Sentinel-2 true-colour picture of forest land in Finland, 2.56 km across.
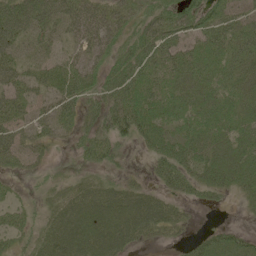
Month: June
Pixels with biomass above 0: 77%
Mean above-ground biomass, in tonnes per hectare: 37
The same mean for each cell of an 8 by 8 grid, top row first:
68 52 53 36 31 46 46 33
43 28 33 37 50 44 40 45
45 37 43 39 49 44 43 39
40 29 34 49 56 39 45 41
42 22 24 40 27 39 45 45
17 10 10 13 11 63 42 48
26 17 45 46 49 21 13 7
26 37 50 54 21 10 34 31
